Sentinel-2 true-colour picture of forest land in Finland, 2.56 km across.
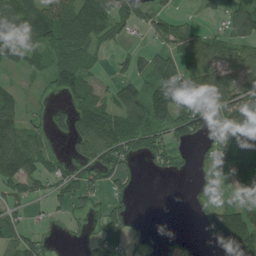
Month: July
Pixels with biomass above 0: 62%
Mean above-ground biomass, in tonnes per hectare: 76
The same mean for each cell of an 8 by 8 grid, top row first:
138 138 146 105 69 44 21 97
129 99 106 31 35 79 103 85
20 36 90 37 72 132 143 86
102 38 81 100 120 132 159 130
137 42 62 123 83 75 32 138
116 67 71 73 12 21 8 98
49 25 42 56 0 0 41 108
91 28 21 69 26 12 44 178
